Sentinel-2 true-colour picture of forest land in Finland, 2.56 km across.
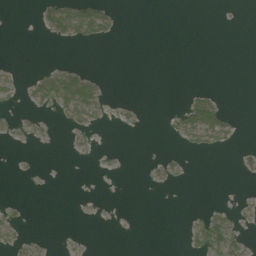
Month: August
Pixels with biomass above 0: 15%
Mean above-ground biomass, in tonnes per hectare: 7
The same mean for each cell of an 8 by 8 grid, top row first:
0 31 60 20 0 0 0 0
0 1 5 0 0 0 0 0
6 31 47 1 0 0 0 0
3 8 37 6 3 13 51 1
2 3 4 0 0 4 21 4
2 0 0 0 2 6 0 2
6 0 0 1 0 0 6 5
7 2 2 0 0 0 37 19
